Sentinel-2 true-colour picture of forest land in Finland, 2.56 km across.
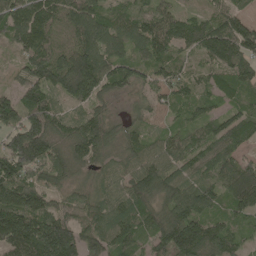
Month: May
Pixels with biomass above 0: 95%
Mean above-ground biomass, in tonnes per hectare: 99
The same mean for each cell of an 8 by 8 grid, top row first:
133 117 129 71 66 70 61 70
71 104 110 89 92 80 120 132
44 128 180 117 64 73 56 106
103 120 63 41 38 50 54 64
138 141 124 77 80 89 84 79
142 86 44 61 111 97 74 160
159 94 71 104 104 120 95 100
197 213 123 119 80 172 142 60
